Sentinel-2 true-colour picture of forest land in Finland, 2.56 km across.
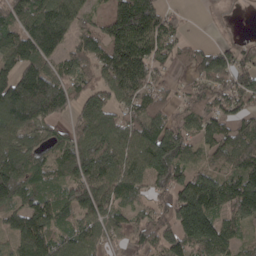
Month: April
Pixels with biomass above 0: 85%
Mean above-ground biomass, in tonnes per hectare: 127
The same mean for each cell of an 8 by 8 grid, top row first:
132 198 99 116 221 66 8 7
146 165 99 145 162 90 62 96
163 160 96 149 149 45 133 143
170 133 106 110 173 84 100 77
140 98 142 161 180 168 97 148
154 99 148 154 129 142 112 136
107 147 140 109 77 176 191 156
111 171 148 74 104 153 182 74
